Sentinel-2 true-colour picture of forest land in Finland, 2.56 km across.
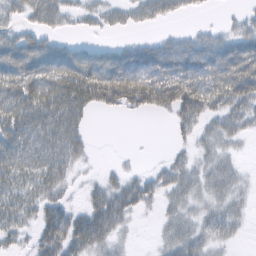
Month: February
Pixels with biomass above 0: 70%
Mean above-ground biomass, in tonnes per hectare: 44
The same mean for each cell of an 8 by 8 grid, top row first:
31 55 23 28 34 22 3 17
88 63 37 34 45 60 61 64
96 97 105 98 95 83 77 91
87 95 67 21 28 50 50 44
69 69 42 0 0 13 25 13
56 62 11 17 21 35 33 18
46 46 22 61 22 26 27 20
21 53 60 35 0 38 30 9
